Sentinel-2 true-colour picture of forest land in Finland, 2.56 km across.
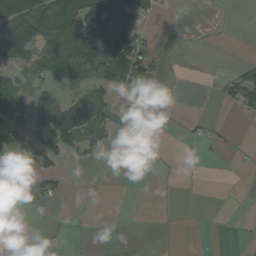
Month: August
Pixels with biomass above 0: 32%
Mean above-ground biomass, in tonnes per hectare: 38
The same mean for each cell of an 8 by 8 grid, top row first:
147 138 159 239 52 1 0 0
165 72 143 156 44 1 1 0
27 53 44 79 40 1 2 78
49 128 144 32 2 2 2 22
38 124 77 13 8 2 20 2
22 52 10 2 1 4 0 0
7 5 4 11 0 0 0 0
0 5 2 3 8 1 1 2
